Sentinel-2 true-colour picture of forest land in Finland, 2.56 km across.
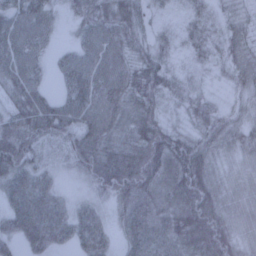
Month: February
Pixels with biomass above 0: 91%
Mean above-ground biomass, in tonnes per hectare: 57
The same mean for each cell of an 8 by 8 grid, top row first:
55 44 44 66 35 15 35 31
66 27 40 59 42 24 36 42
58 19 70 66 77 32 16 36
56 71 65 61 60 20 42 28
99 46 69 58 92 93 60 42
83 42 32 104 106 89 78 29
89 100 38 33 70 63 110 38
54 79 51 30 100 67 108 51
